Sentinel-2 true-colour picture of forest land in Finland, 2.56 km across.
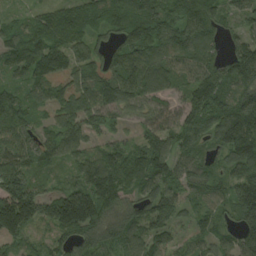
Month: August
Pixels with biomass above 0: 94%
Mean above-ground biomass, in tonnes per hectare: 112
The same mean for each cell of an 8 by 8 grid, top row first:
38 93 112 109 143 119 130 69
122 150 85 86 143 131 96 94
72 111 97 146 158 106 143 144
128 66 107 113 93 94 150 179
91 112 86 67 92 98 80 176
156 48 90 148 140 102 112 128
224 117 207 110 100 97 72 153
112 57 96 96 116 51 70 121
